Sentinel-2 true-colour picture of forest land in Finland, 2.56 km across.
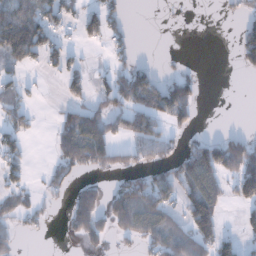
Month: December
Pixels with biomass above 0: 41%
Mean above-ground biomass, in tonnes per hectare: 51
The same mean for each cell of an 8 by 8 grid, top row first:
97 81 46 48 0 2 0 30
112 65 16 22 0 1 0 67
38 7 44 67 102 71 0 2
57 1 78 82 126 106 0 0
44 15 150 92 95 35 82 68
33 28 26 26 61 89 141 105
43 17 122 91 102 42 67 37
21 2 35 32 60 82 31 45
